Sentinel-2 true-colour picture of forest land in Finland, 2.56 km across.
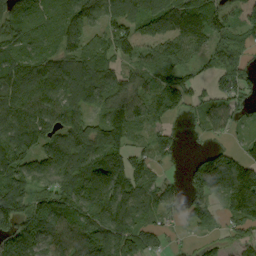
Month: September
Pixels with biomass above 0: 85%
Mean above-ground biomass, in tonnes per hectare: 103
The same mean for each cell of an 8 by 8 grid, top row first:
137 100 114 98 120 166 150 87
110 93 79 116 81 115 92 86
134 121 134 103 86 107 49 108
125 118 94 112 91 70 77 68
154 93 131 151 42 43 29 32
126 119 160 162 95 20 187 164
146 131 135 151 95 49 72 106
140 117 115 113 78 12 29 58
